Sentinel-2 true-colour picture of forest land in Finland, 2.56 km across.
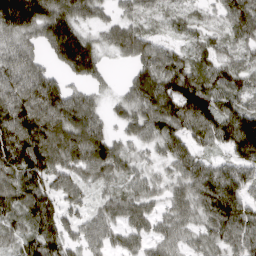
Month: April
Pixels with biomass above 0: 89%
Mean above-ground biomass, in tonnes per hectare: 98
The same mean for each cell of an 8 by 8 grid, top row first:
204 136 89 46 68 54 47 109
113 81 189 56 88 56 67 65
138 116 66 22 99 146 91 93
157 149 115 36 102 140 128 141
187 132 116 82 60 88 73 199
117 114 74 74 63 71 117 116
95 124 56 77 75 68 114 119
68 134 69 60 63 64 72 110
